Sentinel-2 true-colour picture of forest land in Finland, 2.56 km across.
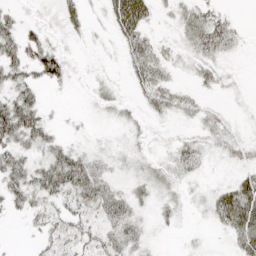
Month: April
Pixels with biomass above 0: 68%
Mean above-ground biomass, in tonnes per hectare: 22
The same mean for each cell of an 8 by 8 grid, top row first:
16 5 20 36 47 13 27 4
41 32 3 4 42 9 34 8
34 37 3 7 33 9 15 4
66 11 3 11 13 19 12 4
36 30 11 6 9 17 16 21
38 48 58 19 18 18 6 27
17 28 29 43 13 14 21 81
1 20 26 29 16 2 3 41
